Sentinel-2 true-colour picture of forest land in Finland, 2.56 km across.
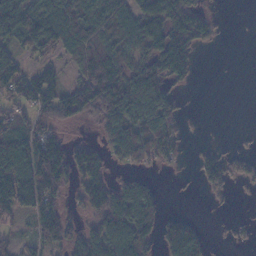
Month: November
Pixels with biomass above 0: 61%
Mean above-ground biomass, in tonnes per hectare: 71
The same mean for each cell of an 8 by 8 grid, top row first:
131 132 91 113 121 118 43 0
68 87 116 76 79 148 16 0
92 86 67 124 137 62 0 0
65 91 79 104 133 52 0 0
102 122 36 85 120 55 8 4
182 153 78 45 28 4 68 28
68 85 37 118 104 3 5 1
33 64 90 125 85 142 34 12
